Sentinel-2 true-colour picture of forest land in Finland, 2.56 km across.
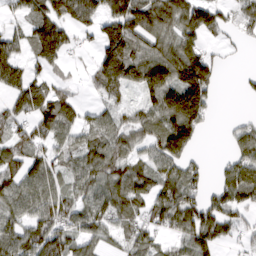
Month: March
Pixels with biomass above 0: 74%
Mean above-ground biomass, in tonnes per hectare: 78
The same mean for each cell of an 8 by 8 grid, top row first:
34 102 107 112 130 110 106 45
68 127 21 148 79 91 30 6
91 66 21 166 122 129 112 9
59 121 59 50 63 165 56 3
85 64 71 95 65 130 2 59
83 84 85 92 73 76 23 95
76 94 79 99 69 125 75 57
87 98 68 37 68 56 110 23
